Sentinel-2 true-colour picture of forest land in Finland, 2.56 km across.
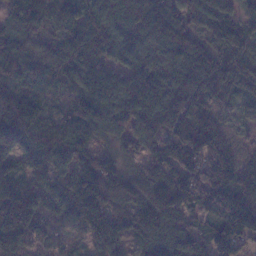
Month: January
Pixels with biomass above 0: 95%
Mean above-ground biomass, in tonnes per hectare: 111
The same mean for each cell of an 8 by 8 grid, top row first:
71 96 87 128 154 109 138 69
101 91 104 123 107 109 89 85
96 84 121 103 125 86 111 88
190 85 97 99 134 108 74 32
130 124 109 39 81 157 124 24
93 106 170 121 105 148 176 124
168 81 165 103 134 133 123 180
168 72 45 119 90 117 131 143
